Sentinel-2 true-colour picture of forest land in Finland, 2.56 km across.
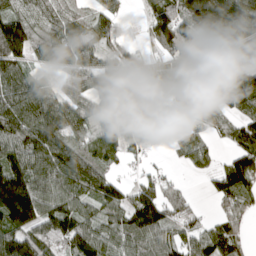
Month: April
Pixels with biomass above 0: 79%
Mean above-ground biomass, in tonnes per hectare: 89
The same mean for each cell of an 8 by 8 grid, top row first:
84 66 40 60 43 128 196 163
139 79 111 82 44 129 70 100
108 32 90 124 46 62 43 117
130 116 91 123 91 6 68 85
130 143 70 75 66 21 42 82
167 113 118 48 44 19 40 124
235 104 78 88 155 87 11 67
120 97 109 84 87 77 90 55
